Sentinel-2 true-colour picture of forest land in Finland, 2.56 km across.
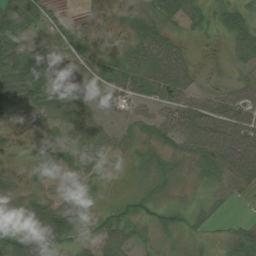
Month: July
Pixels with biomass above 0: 74%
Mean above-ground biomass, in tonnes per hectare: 36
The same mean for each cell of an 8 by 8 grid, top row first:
66 39 8 5 29 53 27 52
56 44 27 9 69 46 2 47
85 72 9 65 72 85 4 24
16 43 31 14 19 55 60 57
8 22 40 51 27 40 67 70
13 38 60 20 16 19 34 42
14 59 25 23 34 33 18 4
48 57 18 45 19 16 10 38
